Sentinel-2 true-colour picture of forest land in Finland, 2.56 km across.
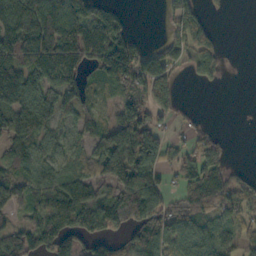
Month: October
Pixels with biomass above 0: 70%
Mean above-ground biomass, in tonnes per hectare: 99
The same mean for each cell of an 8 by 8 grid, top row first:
179 181 151 83 0 97 41 0
156 167 185 172 52 98 116 1
184 97 96 125 147 65 56 0
158 126 80 49 101 52 2 0
120 81 56 179 193 59 92 0
92 80 82 147 142 68 156 36
82 143 165 141 119 77 106 93
107 145 114 87 110 83 78 82
